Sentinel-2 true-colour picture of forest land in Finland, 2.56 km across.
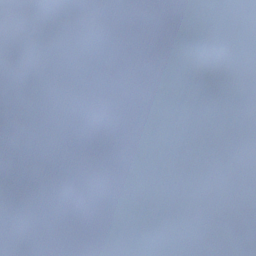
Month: December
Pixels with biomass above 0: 83%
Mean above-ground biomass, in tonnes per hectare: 85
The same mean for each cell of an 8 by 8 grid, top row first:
57 88 95 68 93 145 105 84
100 86 74 51 70 129 77 114
83 116 60 65 85 90 45 75
68 92 91 93 62 47 55 54
101 66 58 102 9 76 61 128
66 100 84 114 63 15 92 162
84 129 113 109 119 13 74 30
145 122 76 122 107 112 85 56
